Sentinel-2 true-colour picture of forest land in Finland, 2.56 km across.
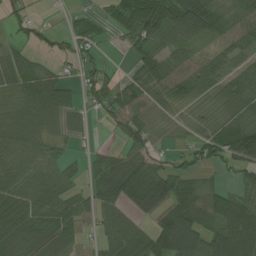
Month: July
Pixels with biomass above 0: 77%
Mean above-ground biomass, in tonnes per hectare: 62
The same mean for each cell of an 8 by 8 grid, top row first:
40 4 25 36 97 94 80 51
34 25 42 6 52 57 28 63
82 64 36 36 62 70 64 85
81 89 33 61 51 19 19 72
71 42 8 13 66 17 69 140
56 47 28 86 82 74 18 46
76 70 62 72 77 101 82 104
94 108 48 70 84 156 87 140
